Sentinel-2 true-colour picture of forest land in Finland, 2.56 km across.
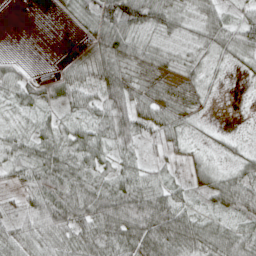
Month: April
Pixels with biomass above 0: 85%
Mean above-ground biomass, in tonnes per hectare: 41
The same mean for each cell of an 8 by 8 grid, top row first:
0 2 30 71 65 40 45 23
0 0 14 72 40 25 37 55
42 20 39 65 49 37 21 7
22 24 32 65 51 49 8 3
38 50 50 49 32 40 16 17
34 52 39 37 33 19 46 44
27 64 69 83 79 50 23 53
49 53 57 68 88 72 58 56
